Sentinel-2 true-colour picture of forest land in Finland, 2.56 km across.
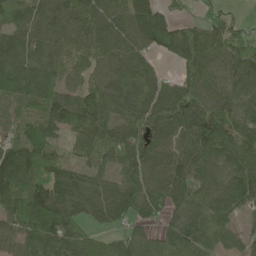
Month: May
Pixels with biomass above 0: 89%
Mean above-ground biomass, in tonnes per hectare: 90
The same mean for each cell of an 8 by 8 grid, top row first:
48 91 103 84 115 36 27 17
61 71 84 89 78 123 124 83
111 92 55 81 81 64 99 89
46 102 160 103 99 145 162 88
68 69 78 92 103 86 151 119
101 74 75 63 90 96 113 134
78 180 78 94 79 73 100 94
71 119 90 53 63 106 96 48
